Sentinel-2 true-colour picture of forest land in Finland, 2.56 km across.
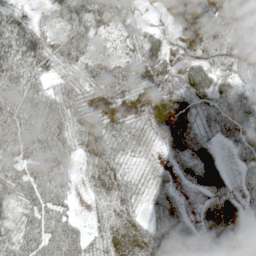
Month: May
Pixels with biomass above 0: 90%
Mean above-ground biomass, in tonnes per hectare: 50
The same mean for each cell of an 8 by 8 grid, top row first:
46 28 52 60 15 44 78 78
75 58 63 40 68 30 66 57
64 34 39 72 57 56 70 37
64 76 44 36 44 60 50 78
73 74 36 53 28 57 42 57
57 68 21 54 21 22 50 22
31 68 8 47 24 43 29 35
47 72 50 48 58 90 45 40
